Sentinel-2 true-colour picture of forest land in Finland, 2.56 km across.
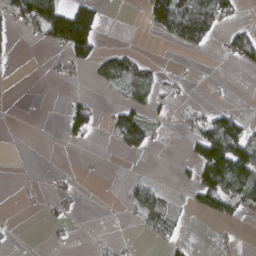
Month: March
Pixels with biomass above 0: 28%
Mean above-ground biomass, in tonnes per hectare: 32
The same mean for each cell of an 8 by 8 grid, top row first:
51 122 120 1 30 143 96 16
7 34 99 17 3 23 18 57
1 4 5 53 60 12 1 0
0 0 52 19 42 12 30 22
0 0 11 12 65 1 131 126
1 7 6 0 9 8 131 141
4 14 5 0 55 22 56 58
4 7 1 7 3 18 1 5
